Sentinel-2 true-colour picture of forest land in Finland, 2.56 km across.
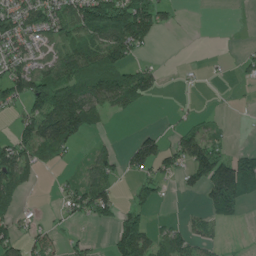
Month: June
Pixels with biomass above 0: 51%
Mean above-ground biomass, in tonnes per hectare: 53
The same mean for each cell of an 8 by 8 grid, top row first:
78 92 99 157 138 21 0 0
59 38 88 115 33 0 0 4
91 103 116 102 83 2 5 12
26 115 134 41 8 5 7 2
68 103 29 16 70 53 76 7
81 2 34 50 52 32 116 152
38 3 62 66 47 4 49 50
62 45 20 56 111 61 33 2
